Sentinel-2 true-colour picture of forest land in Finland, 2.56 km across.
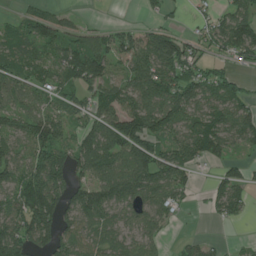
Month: June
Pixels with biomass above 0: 73%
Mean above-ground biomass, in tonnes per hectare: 80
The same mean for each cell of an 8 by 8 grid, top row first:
22 60 19 0 19 15 35 97
66 78 91 94 153 124 53 111
70 64 110 72 130 121 96 45
91 73 56 99 140 114 100 91
71 136 73 115 129 91 127 58
99 149 59 104 118 91 12 59
104 158 104 82 82 48 19 50
134 93 88 76 73 11 15 7
